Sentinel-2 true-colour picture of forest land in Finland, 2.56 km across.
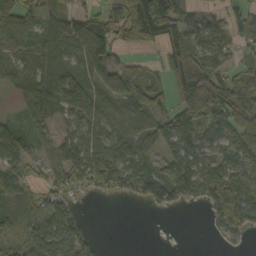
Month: October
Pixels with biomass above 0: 74%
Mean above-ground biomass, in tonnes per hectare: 65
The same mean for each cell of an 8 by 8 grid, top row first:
94 66 55 63 133 101 50 43
54 69 103 91 34 97 73 42
57 86 92 91 70 109 122 75
15 54 95 83 83 94 101 126
70 45 90 106 65 63 67 71
64 44 64 100 89 92 78 74
44 53 16 0 11 27 47 99
30 94 47 0 0 0 4 17
